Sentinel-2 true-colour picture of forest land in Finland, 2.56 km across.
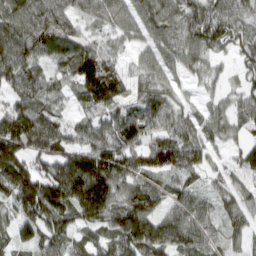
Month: March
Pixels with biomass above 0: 90%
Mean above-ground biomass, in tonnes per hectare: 90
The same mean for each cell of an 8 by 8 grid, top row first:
103 110 64 77 80 87 106 83
109 85 79 48 57 83 81 61
85 68 133 122 69 49 37 43
114 77 49 67 117 65 49 57
169 129 78 111 114 116 64 46
164 129 216 147 78 76 42 53
77 158 151 114 127 81 56 69
71 88 49 93 143 109 68 45
